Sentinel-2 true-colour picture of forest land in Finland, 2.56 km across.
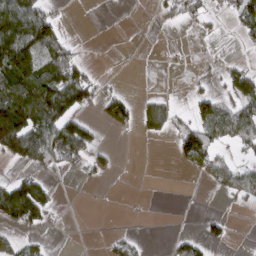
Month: March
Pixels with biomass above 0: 35%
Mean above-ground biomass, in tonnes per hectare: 44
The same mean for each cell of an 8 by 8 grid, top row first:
148 58 0 0 1 31 30 81
210 90 13 1 1 8 6 9
155 113 84 3 0 1 8 87
147 132 51 58 48 38 80 75
130 121 109 8 5 48 79 45
26 21 12 16 0 0 38 57
133 57 0 1 2 0 0 10
27 10 0 23 11 24 33 0
